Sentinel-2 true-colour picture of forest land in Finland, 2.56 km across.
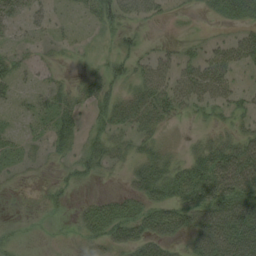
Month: August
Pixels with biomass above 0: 56%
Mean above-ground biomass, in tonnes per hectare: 28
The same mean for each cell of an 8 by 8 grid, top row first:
24 15 10 35 26 5 9 37
13 9 4 9 11 15 20 43
21 11 15 26 37 42 58 15
12 23 18 34 43 26 17 20
17 19 20 32 21 7 32 41
9 6 22 8 39 45 67 78
1 10 17 42 39 44 70 85
9 3 14 35 44 22 83 95
